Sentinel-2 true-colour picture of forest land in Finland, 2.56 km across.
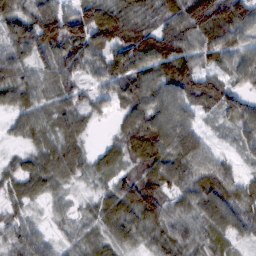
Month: February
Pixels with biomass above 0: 93%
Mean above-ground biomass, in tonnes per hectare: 71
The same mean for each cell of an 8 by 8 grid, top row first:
69 66 107 92 86 90 148 96
79 78 98 97 112 103 80 82
78 60 51 83 97 96 77 61
58 63 59 35 93 82 34 85
21 68 55 39 99 113 44 38
57 70 48 51 67 84 95 51
40 20 29 71 103 52 92 100
57 37 49 59 54 76 62 40
